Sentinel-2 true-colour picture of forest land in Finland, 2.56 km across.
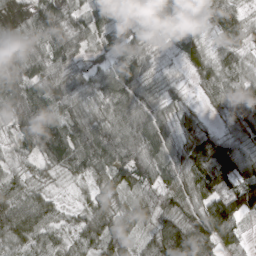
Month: March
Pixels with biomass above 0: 97%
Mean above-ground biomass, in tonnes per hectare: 67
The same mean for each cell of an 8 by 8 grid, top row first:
48 96 37 78 30 100 34 56
73 84 44 55 46 36 41 55
88 77 49 82 69 20 59 60
81 91 60 57 84 41 23 66
45 115 107 105 74 65 106 64
38 26 38 73 75 71 123 106
80 59 30 54 76 74 91 86
64 55 45 84 43 145 84 56
